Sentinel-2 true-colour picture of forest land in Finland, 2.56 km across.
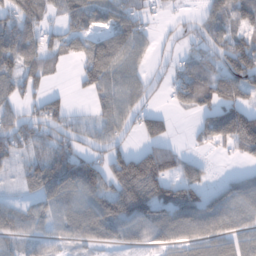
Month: January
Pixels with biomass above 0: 71%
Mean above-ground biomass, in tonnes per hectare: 72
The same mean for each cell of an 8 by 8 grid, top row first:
92 43 96 70 53 17 56 77
107 71 58 100 51 34 76 107
86 46 39 97 58 58 96 119
57 85 21 80 68 36 64 112
76 54 56 70 53 29 40 125
22 111 112 101 184 79 23 33
46 65 79 105 124 125 88 73
58 56 50 41 57 71 81 69
